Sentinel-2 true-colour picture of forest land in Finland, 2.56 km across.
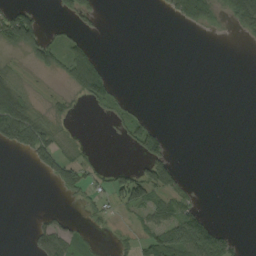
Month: September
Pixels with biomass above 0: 31%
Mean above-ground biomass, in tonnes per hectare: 26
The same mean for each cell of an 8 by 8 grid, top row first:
70 4 44 0 0 31 42 58
50 56 43 0 0 0 0 1
25 4 87 31 0 0 0 0
97 13 4 20 9 0 0 0
73 66 7 2 75 2 0 0
0 28 47 30 68 49 0 0
0 6 9 17 52 43 11 0
0 61 20 6 41 104 118 14
